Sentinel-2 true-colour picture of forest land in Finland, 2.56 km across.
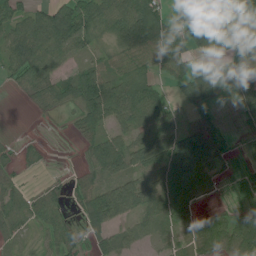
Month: July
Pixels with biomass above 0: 73%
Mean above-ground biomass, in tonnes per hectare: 51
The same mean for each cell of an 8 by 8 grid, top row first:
51 80 85 91 103 35 71 45
71 103 49 40 70 73 55 20
33 61 73 63 64 54 51 90
0 21 46 75 80 22 24 28
15 9 19 68 65 89 83 15
19 6 21 68 53 93 57 36
44 38 32 101 62 74 18 35
19 27 17 40 23 37 82 67
